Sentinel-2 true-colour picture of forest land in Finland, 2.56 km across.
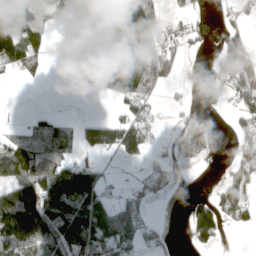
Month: April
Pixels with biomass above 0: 53%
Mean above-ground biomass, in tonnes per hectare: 79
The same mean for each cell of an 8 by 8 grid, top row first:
153 47 106 186 178 37 29 37
134 40 75 100 102 60 28 94
15 10 51 126 146 32 63 139
1 19 0 15 66 17 23 63
82 92 64 103 86 44 79 44
111 112 168 15 31 12 1 70
219 211 207 117 43 0 87 79
172 157 194 162 65 2 61 0
